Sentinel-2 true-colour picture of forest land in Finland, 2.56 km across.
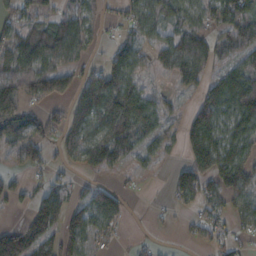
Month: October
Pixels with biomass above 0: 70%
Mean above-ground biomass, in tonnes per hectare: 71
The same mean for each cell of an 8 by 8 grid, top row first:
55 52 59 17 82 55 61 115
94 135 58 29 45 88 71 93
109 111 59 117 51 44 72 140
120 41 69 188 131 38 108 136
77 51 76 113 67 28 145 108
20 35 22 31 10 51 103 130
17 85 69 78 2 23 52 61
142 106 68 31 7 4 34 24
